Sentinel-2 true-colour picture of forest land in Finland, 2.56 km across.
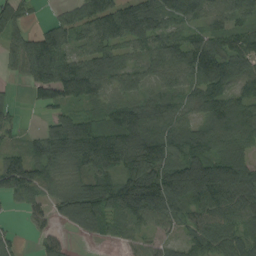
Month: August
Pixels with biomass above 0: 85%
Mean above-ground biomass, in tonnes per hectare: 88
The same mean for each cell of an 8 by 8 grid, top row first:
55 15 82 128 156 88 67 64
60 149 55 82 70 95 120 91
17 132 143 69 44 68 119 83
24 39 60 85 117 71 99 112
30 114 166 141 143 103 91 83
145 77 75 95 161 172 176 127
17 44 139 109 148 72 100 102
32 39 13 32 45 34 91 78
